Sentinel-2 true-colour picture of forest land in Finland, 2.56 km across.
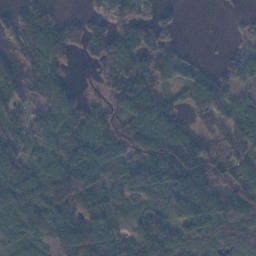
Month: November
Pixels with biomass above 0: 80%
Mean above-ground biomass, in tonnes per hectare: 87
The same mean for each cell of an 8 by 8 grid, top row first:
57 57 30 57 36 23 0 6
55 158 57 107 101 46 1 35
88 114 3 89 109 46 59 58
74 87 71 63 152 66 101 96
68 101 121 97 151 154 77 73
101 124 174 67 105 166 157 97
129 156 84 53 44 88 192 174
53 65 162 151 105 81 50 40
